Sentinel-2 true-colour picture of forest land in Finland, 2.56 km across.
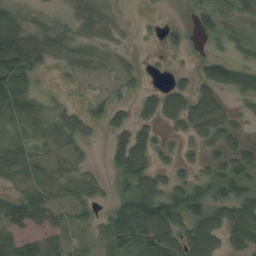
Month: August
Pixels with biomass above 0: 58%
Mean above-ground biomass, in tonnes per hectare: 29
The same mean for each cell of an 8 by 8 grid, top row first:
9 2 18 10 1 0 26 16
23 8 11 10 1 12 3 16
25 2 8 14 12 17 53 53
25 16 29 39 40 60 79 11
21 26 24 30 42 10 28 30
10 11 29 15 59 23 20 31
46 44 26 34 86 67 61 31
36 45 8 32 74 66 102 24
